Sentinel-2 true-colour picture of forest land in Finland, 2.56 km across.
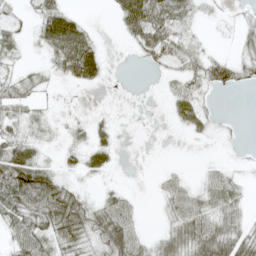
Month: May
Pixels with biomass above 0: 59%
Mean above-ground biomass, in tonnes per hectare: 28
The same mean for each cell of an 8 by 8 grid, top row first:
12 48 14 13 73 35 7 8
21 37 73 0 42 45 12 16
21 9 38 2 0 23 38 26
26 9 3 4 0 25 19 0
50 9 17 21 0 0 4 4
81 47 16 8 2 18 23 12
69 71 53 47 5 38 34 36
42 43 42 64 23 47 73 68
